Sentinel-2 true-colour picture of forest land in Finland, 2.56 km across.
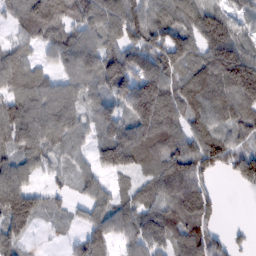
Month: February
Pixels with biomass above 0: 85%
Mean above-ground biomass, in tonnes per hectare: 96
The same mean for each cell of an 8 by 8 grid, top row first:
63 114 86 133 96 107 147 72
65 58 115 95 129 140 143 141
106 63 90 150 161 106 151 224
109 116 74 77 211 94 84 102
89 105 50 165 147 110 114 55
102 33 49 62 61 127 60 83
173 41 32 90 90 101 66 0
73 6 54 69 103 92 88 17
